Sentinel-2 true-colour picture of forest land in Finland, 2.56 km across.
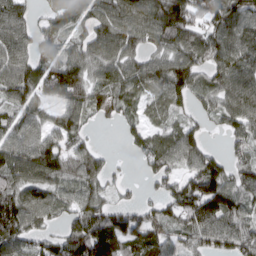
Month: March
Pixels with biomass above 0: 82%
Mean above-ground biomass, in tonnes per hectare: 85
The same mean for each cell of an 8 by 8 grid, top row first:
119 47 76 102 114 138 89 122
120 49 66 105 65 80 105 110
118 108 96 87 98 124 63 110
75 53 77 55 41 54 49 111
98 96 53 1 77 98 32 51
92 97 89 44 34 63 120 73
125 91 84 69 52 85 122 84
101 54 140 127 105 60 80 98
